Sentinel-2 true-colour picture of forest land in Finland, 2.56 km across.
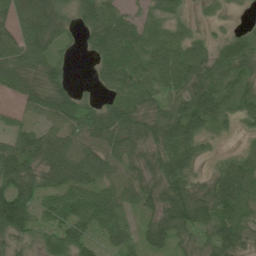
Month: July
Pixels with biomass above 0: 85%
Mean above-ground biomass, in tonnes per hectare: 61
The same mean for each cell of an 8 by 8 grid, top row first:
80 100 47 71 35 37 16 6
75 66 19 93 79 77 43 65
57 65 6 59 77 76 84 63
21 65 69 61 51 56 87 55
64 71 71 66 47 87 19 12
92 59 70 41 44 86 28 91
126 57 92 79 46 101 84 90
31 48 70 55 52 43 44 56
